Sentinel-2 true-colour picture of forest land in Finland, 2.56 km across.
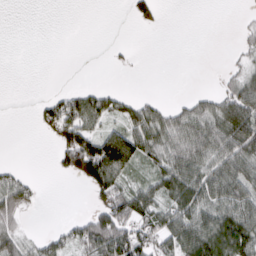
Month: March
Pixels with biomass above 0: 47%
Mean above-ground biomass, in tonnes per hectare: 43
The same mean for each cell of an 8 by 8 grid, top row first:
0 0 0 0 36 0 0 4
0 0 0 4 0 0 0 19
0 0 0 0 0 0 0 48
0 38 78 45 52 49 65 96
0 6 141 128 74 81 91 94
36 3 71 88 29 84 67 73
76 0 1 96 66 62 65 79
70 37 88 122 77 72 99 110
